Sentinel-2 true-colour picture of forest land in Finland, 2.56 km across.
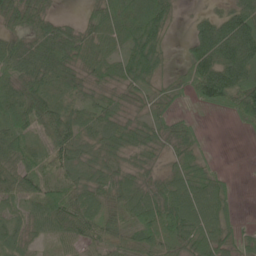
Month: June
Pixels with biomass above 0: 85%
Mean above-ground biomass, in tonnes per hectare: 47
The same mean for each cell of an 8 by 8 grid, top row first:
57 37 15 50 77 25 34 77
48 56 48 37 83 6 91 91
51 45 35 38 60 19 101 75
71 74 40 38 31 22 12 58
69 57 52 47 49 39 8 0
72 41 39 44 33 44 36 3
28 61 64 42 65 84 61 12
36 27 44 53 68 64 53 31
